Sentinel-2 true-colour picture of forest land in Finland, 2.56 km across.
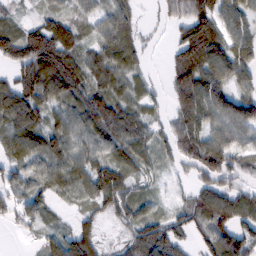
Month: February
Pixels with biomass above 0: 84%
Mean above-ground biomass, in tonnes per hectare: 77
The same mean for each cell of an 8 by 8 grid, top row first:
29 55 46 81 15 60 108 85
93 153 67 111 44 61 153 99
84 155 97 88 48 77 128 70
111 78 95 118 66 71 105 118
76 94 78 101 73 79 119 71
55 73 86 101 39 22 79 58
53 40 33 61 49 38 101 99
5 51 92 16 94 79 65 104
